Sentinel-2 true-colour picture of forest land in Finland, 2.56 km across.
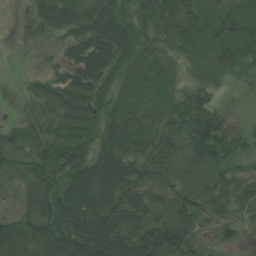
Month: August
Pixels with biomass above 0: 92%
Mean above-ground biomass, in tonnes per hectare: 48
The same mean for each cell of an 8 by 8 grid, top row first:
25 51 50 59 40 101 43 55
19 23 54 79 38 35 51 61
3 34 60 44 49 28 32 15
13 43 59 44 43 48 47 5
39 55 65 54 51 49 69 29
26 59 67 78 55 42 52 27
20 57 83 67 57 56 40 34
61 65 108 96 67 64 30 16
